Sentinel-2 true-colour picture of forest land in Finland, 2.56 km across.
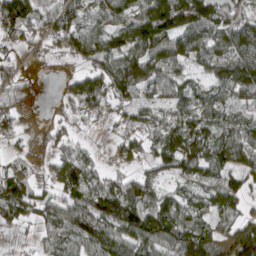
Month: April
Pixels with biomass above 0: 79%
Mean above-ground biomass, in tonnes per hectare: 76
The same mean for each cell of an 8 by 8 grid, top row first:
149 51 74 86 106 162 112 70
38 25 78 101 135 102 85 117
48 6 67 115 103 53 53 117
51 11 46 37 46 63 78 38
22 34 32 23 59 119 103 98
66 26 107 42 62 64 74 78
89 79 92 129 122 106 90 55
6 48 78 102 112 103 111 108
